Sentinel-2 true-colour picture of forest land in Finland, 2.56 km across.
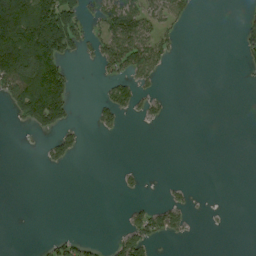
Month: August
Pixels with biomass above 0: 25%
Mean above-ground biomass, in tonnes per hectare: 31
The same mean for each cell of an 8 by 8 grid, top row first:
233 166 76 81 66 45 0 12
143 114 36 80 94 15 0 22
117 114 3 37 39 0 0 1
32 103 2 44 29 1 0 0
1 23 19 0 0 0 0 0
0 0 0 1 10 1 0 0
0 0 0 0 29 44 1 0
0 13 24 18 65 14 0 0
